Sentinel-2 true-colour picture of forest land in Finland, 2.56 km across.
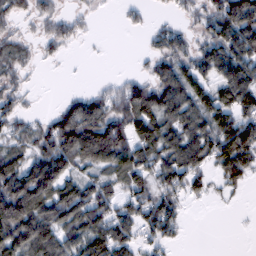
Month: February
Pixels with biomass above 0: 71%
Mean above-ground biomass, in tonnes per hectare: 75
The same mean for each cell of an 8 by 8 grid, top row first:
46 43 24 3 17 21 62 162
46 26 8 1 15 70 78 125
37 2 1 16 49 117 72 137
46 20 136 95 127 121 101 95
57 98 161 151 101 110 98 139
122 156 64 62 77 101 56 72
169 127 130 82 93 63 4 4
139 130 103 127 58 30 0 0
